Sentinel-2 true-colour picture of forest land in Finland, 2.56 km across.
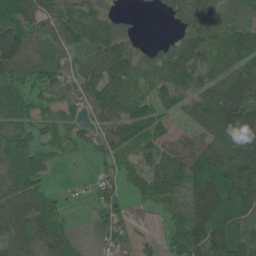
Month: June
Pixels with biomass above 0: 81%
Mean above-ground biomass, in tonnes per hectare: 73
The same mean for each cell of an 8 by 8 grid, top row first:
91 64 97 43 2 45 75 72
115 47 78 117 34 66 73 102
63 73 72 89 54 83 66 144
81 52 44 77 74 50 106 165
91 52 40 63 60 58 74 119
67 33 5 34 65 121 187 123
79 71 7 64 18 31 149 117
55 69 26 42 26 65 155 107
